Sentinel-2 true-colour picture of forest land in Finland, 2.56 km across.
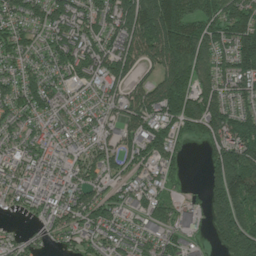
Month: July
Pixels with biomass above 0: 84%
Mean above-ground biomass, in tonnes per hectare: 104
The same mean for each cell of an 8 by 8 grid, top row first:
87 109 110 141 266 196 137 150
101 79 129 113 176 188 147 113
80 78 78 119 75 201 110 110
90 75 57 55 153 173 158 85
66 85 54 68 127 85 96 160
76 85 79 61 60 39 74 192
43 75 109 75 69 62 93 159
54 56 67 82 76 54 40 189
